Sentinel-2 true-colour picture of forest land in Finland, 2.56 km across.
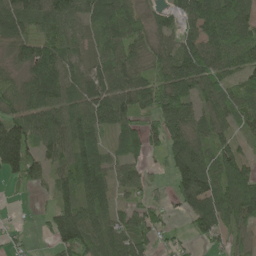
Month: May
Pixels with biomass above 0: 83%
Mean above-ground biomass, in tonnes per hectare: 79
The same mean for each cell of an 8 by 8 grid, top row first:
101 93 72 114 55 63 109 89
74 109 42 75 60 82 95 92
47 141 62 96 64 113 91 51
72 97 76 105 66 118 70 83
176 81 92 34 87 78 69 42
75 54 113 69 52 84 103 133
6 27 114 59 68 32 101 156
21 31 126 94 65 27 47 54
